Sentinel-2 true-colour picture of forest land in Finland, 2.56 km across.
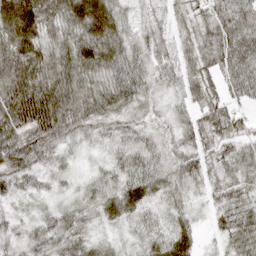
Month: April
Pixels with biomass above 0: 97%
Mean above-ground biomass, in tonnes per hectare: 48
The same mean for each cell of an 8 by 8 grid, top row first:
92 61 79 62 26 34 55 60
79 55 71 63 45 47 56 68
89 77 66 53 56 46 44 60
98 112 63 49 27 31 51 26
78 56 22 24 34 28 43 30
62 26 15 35 56 36 34 29
19 22 35 39 35 35 26 48
30 43 40 22 31 52 12 51
